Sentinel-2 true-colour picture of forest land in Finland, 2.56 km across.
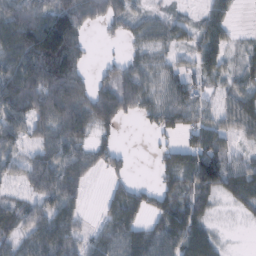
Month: February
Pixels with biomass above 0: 77%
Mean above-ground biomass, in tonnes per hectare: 63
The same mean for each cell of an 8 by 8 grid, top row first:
104 102 87 63 34 24 45 7
139 161 65 5 39 36 62 22
128 124 62 58 68 62 48 46
101 95 83 88 38 98 52 85
55 63 55 26 1 36 80 31
38 88 58 30 0 72 109 85
52 71 39 65 57 79 48 33
59 100 49 79 85 90 80 1
